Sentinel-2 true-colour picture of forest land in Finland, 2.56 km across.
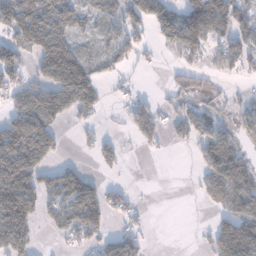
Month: January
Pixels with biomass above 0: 56%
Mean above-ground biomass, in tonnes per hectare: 71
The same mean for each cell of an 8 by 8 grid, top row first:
113 105 57 50 119 83 114 53
93 142 46 65 38 68 67 66
72 112 187 33 6 22 22 14
85 129 80 7 52 45 34 37
187 118 20 38 26 24 74 52
200 52 84 13 0 0 67 149
215 55 142 65 12 0 27 113
143 7 53 68 37 0 56 223
